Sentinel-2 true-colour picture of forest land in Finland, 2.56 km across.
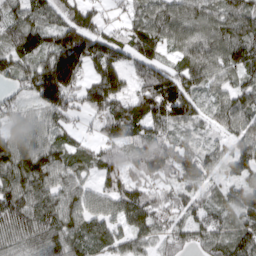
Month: March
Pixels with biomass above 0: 90%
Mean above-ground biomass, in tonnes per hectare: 83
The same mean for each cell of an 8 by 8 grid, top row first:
87 73 82 20 83 111 87 92
95 88 124 80 115 70 96 115
58 156 67 111 78 94 74 58
60 84 52 99 111 115 41 86
129 82 38 74 81 69 37 69
125 117 68 76 84 67 52 55
113 121 104 82 98 59 57 90
75 89 80 80 71 66 73 90
